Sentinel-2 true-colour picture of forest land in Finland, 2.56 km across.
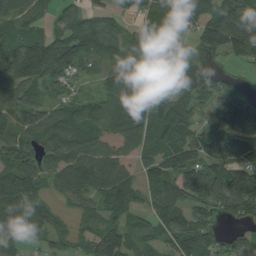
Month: August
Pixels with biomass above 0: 87%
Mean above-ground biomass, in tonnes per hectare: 88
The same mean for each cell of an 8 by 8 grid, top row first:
79 36 66 43 61 84 97 183
97 138 127 94 91 53 88 122
104 80 49 76 86 80 75 20
94 65 77 96 101 106 36 151
85 82 100 70 88 109 93 128
107 77 152 128 62 110 126 125
131 65 56 80 43 101 73 104
72 54 59 118 52 111 99 38
